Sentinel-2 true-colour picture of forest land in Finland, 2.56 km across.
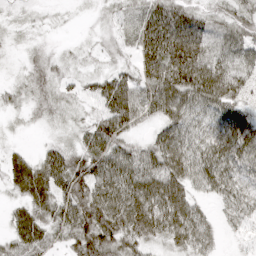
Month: April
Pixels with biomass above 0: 91%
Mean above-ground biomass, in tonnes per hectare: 57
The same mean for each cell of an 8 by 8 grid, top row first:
11 7 5 25 68 89 45 48
8 14 9 21 84 142 76 64
15 39 24 66 67 117 112 68
15 28 16 96 57 83 56 60
10 22 45 79 41 82 62 90
52 79 86 100 89 82 67 54
28 55 96 102 99 96 19 50
51 49 76 77 52 54 38 14
